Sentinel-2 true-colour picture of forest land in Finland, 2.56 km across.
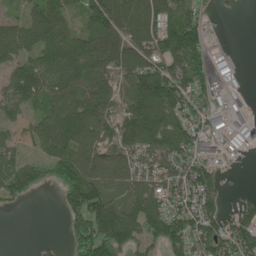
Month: May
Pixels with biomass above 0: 76%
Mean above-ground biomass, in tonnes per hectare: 93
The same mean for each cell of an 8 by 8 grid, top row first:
48 117 61 128 110 103 36 5
108 115 110 98 120 138 66 6
101 110 122 75 172 129 95 45
60 81 132 73 153 124 129 113
53 104 122 71 120 110 139 115
119 68 120 92 101 97 94 5
12 0 107 112 128 93 120 71
0 9 84 149 85 107 124 126
